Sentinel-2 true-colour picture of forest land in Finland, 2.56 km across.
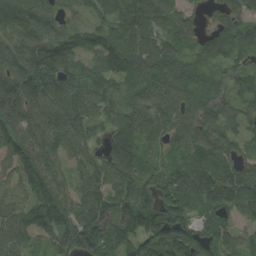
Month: August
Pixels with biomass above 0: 92%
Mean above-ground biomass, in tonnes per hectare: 91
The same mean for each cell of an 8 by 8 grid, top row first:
124 80 42 69 102 68 30 68
92 155 76 92 88 77 74 63
115 145 87 81 78 89 55 60
115 101 93 67 89 94 99 73
123 88 77 83 73 69 114 58
77 116 61 120 74 85 109 75
67 130 97 154 108 102 66 74
80 55 167 119 134 154 93 57
